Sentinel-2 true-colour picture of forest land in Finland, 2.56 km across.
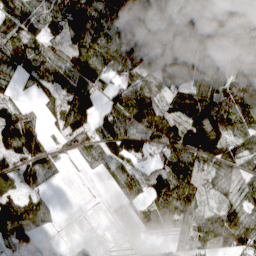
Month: April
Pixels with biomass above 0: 80%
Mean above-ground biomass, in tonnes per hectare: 97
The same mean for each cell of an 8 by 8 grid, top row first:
109 101 149 138 126 105 128 97
97 91 140 139 209 146 177 111
51 95 142 55 113 145 141 136
85 42 139 77 127 93 178 124
156 64 74 119 85 139 180 81
108 46 10 61 86 154 82 69
114 56 0 3 74 132 52 100
88 6 12 1 16 44 85 100
